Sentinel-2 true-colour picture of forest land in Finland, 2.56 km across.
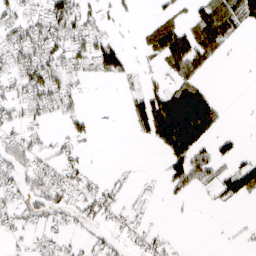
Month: March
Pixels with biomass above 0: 44%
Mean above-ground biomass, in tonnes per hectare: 29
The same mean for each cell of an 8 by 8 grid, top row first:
28 54 41 10 2 19 60 60
39 42 36 47 17 87 58 2
26 58 20 21 16 38 14 0
24 28 17 2 51 136 99 0
40 15 14 0 8 110 45 15
31 32 21 5 2 55 40 63
24 31 30 25 11 2 5 5
9 18 8 18 22 4 0 3
